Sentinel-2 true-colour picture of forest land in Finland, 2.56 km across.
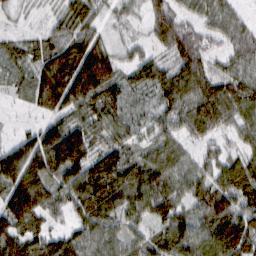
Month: February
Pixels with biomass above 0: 89%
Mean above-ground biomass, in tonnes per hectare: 72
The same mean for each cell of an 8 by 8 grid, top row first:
12 18 70 25 47 65 55 32
38 60 100 43 24 92 43 67
36 118 138 96 65 87 81 74
6 50 74 71 29 65 99 72
56 130 144 67 37 46 31 36
116 109 111 122 91 59 48 101
143 81 76 91 82 61 86 88
91 64 75 72 54 86 95 124
